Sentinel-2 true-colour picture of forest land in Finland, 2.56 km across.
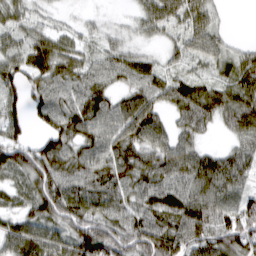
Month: March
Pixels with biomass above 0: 88%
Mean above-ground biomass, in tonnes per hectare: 69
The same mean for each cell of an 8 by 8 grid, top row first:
52 25 13 11 50 73 59 0
54 75 45 43 27 38 70 22
59 78 74 56 70 45 36 78
61 86 88 87 111 55 79 107
77 64 79 85 93 70 22 53
57 98 82 90 85 81 104 68
39 102 82 70 72 85 93 81
83 70 95 108 110 94 91 99
